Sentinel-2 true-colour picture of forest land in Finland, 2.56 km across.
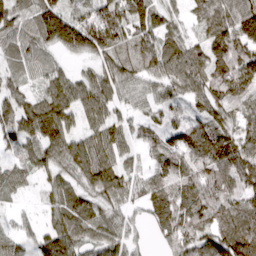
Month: March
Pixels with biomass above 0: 90%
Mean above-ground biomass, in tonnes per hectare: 93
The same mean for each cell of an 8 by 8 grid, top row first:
93 149 84 131 124 48 105 134
65 69 121 109 87 89 101 134
47 73 70 101 74 93 99 132
112 149 105 83 56 57 96 72
71 127 93 111 57 94 127 101
70 64 87 108 63 101 117 108
27 57 114 76 56 129 114 97
61 111 110 102 24 108 87 137
